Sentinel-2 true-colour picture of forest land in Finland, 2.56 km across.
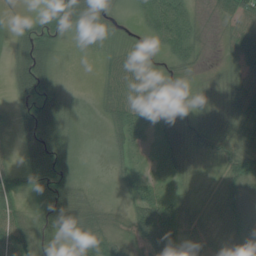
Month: July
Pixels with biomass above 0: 85%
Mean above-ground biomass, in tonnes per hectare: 38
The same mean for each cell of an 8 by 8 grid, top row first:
5 24 59 28 49 110 9 61
32 45 6 15 16 68 9 57
44 54 2 42 50 20 6 37
21 69 13 40 44 30 15 47
17 73 12 21 24 34 22 37
28 58 20 11 23 17 5 60
52 62 65 17 74 58 16 67
69 49 63 41 47 49 30 53
